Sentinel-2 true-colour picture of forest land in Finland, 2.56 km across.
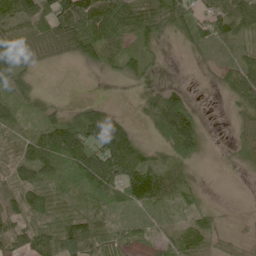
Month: June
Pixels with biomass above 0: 77%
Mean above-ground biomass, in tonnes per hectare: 53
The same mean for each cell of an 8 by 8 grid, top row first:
81 60 141 126 82 80 56 81
53 65 89 55 43 7 37 27
65 2 0 9 27 4 5 59
48 39 53 39 36 162 3 39
29 84 115 136 33 99 16 43
36 60 80 101 102 45 1 7
40 67 37 73 43 26 26 1
49 61 103 46 28 53 43 24
